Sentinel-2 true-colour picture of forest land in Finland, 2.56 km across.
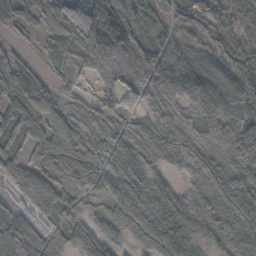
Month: October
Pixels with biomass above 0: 94%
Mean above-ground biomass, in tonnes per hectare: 68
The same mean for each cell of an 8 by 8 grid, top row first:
48 57 54 102 35 48 33 79
29 39 61 115 49 59 34 50
82 43 62 68 51 74 48 36
87 56 40 75 77 57 63 62
66 87 64 74 104 88 63 90
67 92 88 63 94 48 92 98
45 75 56 55 92 97 92 126
93 60 55 46 67 100 64 106
